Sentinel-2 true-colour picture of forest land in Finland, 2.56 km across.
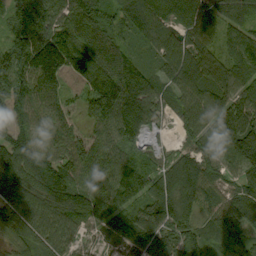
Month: September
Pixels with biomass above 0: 96%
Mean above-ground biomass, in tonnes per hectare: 114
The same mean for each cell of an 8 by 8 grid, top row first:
143 140 132 88 111 112 94 74
147 203 156 94 55 109 102 102
196 144 84 189 125 109 122 124
141 111 56 167 131 78 130 153
139 101 71 93 65 39 92 183
149 153 116 103 114 117 103 88
145 114 123 127 132 133 69 73
101 112 46 69 136 125 70 75
